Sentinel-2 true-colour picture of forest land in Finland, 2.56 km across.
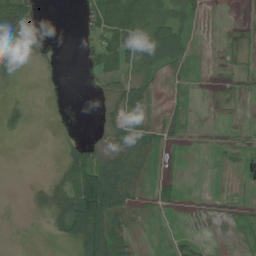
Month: July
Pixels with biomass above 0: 48%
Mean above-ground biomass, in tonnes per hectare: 27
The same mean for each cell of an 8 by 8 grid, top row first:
89 0 14 101 87 44 7 1
70 9 17 65 71 51 2 17
14 3 3 28 50 9 3 10
23 3 0 22 44 17 3 3
1 0 30 31 57 9 2 7
0 6 88 118 29 9 1 2
0 41 115 94 9 12 1 5
0 5 73 66 3 14 3 3
